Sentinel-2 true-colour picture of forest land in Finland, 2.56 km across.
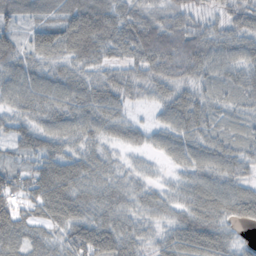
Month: November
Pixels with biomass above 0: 94%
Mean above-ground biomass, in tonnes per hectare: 62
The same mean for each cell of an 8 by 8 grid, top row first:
44 40 78 64 63 58 31 58
60 86 85 61 88 93 78 65
70 67 60 58 54 64 46 49
47 65 74 65 13 77 56 34
47 60 46 36 38 69 64 45
59 96 73 47 28 28 67 55
72 83 70 70 51 51 90 78
75 62 93 90 48 78 98 30
